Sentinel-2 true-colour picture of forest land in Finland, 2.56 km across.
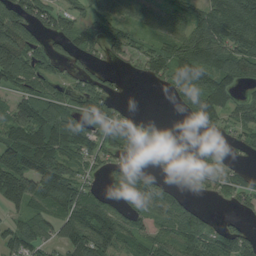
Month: August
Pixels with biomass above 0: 72%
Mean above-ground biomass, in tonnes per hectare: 79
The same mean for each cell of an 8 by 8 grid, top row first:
138 69 60 93 85 76 115 139
160 49 77 45 48 93 141 105
95 61 53 28 24 86 105 79
91 90 85 69 11 17 105 72
130 135 96 83 80 42 9 33
172 161 57 37 50 52 51 40
63 87 110 59 77 85 14 29
94 57 125 117 69 105 85 92
